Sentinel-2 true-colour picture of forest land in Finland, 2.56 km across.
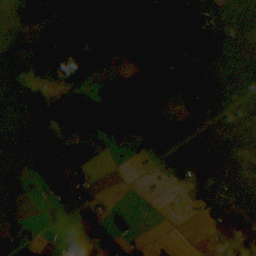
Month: August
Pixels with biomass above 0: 74%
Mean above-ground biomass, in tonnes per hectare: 76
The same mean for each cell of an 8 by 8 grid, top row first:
21 63 125 124 125 141 97 84
80 70 100 125 127 109 127 63
94 60 58 29 81 137 95 60
96 95 99 88 90 46 91 104
106 105 112 39 47 93 116 117
95 79 70 1 7 50 128 122
78 28 91 19 2 0 58 106
69 6 76 63 6 3 14 79
